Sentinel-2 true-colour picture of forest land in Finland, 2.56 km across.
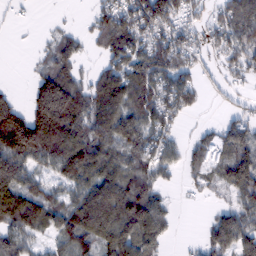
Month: February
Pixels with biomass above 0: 73%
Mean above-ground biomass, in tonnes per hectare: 84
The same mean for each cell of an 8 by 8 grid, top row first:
9 3 7 82 126 87 44 121
1 42 57 90 100 110 52 97
1 113 65 105 137 101 17 37
105 204 146 113 108 85 6 30
181 168 133 98 92 43 70 113
110 50 124 103 88 20 51 121
153 103 134 147 133 18 11 77
93 42 119 109 107 11 54 102
